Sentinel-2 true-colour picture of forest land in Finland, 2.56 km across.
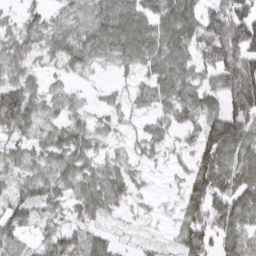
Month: March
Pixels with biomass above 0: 83%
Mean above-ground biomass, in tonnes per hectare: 57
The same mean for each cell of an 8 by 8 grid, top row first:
20 31 43 84 68 105 69 96
54 50 71 69 73 86 72 112
55 24 18 16 35 68 39 129
112 40 28 27 28 56 63 114
41 54 59 29 32 24 97 106
47 58 64 57 17 15 100 73
63 49 49 48 15 20 82 75
59 48 61 38 27 41 70 71
